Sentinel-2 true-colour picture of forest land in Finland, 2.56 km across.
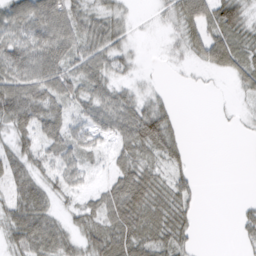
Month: March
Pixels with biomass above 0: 73%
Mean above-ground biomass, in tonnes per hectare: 39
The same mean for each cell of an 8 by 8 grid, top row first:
57 79 50 37 2 41 72 50
63 72 52 51 2 13 64 44
78 74 53 39 7 1 4 26
90 59 33 63 61 19 0 6
39 42 39 30 65 44 0 0
57 34 32 35 54 33 0 0
57 44 36 63 63 50 0 9
47 68 37 67 53 43 0 14
